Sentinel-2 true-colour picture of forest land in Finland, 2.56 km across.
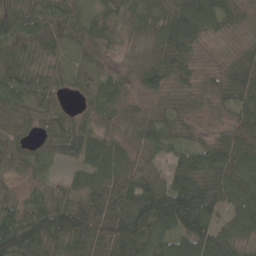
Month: May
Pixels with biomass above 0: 92%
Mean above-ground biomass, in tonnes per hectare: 62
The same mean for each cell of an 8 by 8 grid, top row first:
66 64 46 34 47 69 75 34
73 62 50 22 28 84 10 21
80 52 46 49 57 55 18 78
65 49 25 42 29 38 15 65
72 39 91 58 49 46 48 70
33 23 50 92 61 65 92 88
62 85 92 98 109 137 99 70
122 77 79 84 80 78 102 54
